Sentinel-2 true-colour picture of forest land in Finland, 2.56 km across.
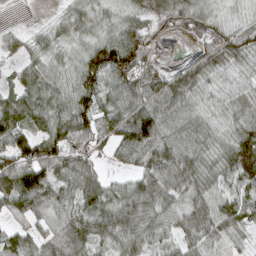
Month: March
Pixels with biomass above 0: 89%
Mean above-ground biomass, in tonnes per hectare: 67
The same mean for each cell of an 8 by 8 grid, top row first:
1 9 59 41 69 80 59 40
32 44 48 120 90 15 55 69
36 61 88 81 78 73 53 38
85 77 93 71 88 67 45 68
90 81 70 55 101 89 61 80
109 88 85 25 71 91 67 71
63 81 68 79 82 74 95 70
71 64 90 74 73 52 69 38
